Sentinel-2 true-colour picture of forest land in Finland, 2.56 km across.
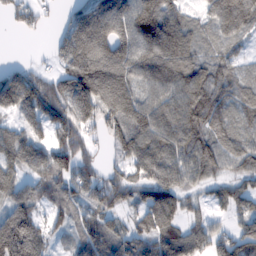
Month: February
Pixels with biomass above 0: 85%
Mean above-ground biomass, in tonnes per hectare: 104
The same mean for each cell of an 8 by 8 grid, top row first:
54 21 113 171 172 93 89 192
1 27 174 146 141 142 59 52
119 84 165 170 107 136 111 70
89 148 138 143 138 130 130 74
115 101 96 93 140 119 112 88
86 82 108 66 83 97 72 69
113 56 68 77 101 89 39 72
238 66 77 87 93 138 111 130
